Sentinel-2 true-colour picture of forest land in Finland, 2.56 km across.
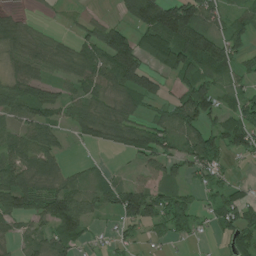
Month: July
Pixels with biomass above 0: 73%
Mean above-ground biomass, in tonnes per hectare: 65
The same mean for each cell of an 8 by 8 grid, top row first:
28 5 18 14 116 149 78 36
68 64 57 140 68 126 118 49
69 55 63 74 106 52 62 41
72 67 62 59 40 88 92 66
77 71 18 43 100 58 103 78
106 103 34 27 35 50 63 10
74 100 95 59 123 85 37 84
33 74 55 27 30 26 12 69
